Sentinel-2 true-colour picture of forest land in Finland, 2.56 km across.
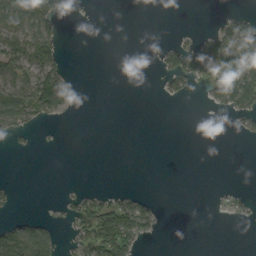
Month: September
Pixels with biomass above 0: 27%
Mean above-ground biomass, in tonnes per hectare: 23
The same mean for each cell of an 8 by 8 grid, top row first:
104 95 4 0 0 0 1 28
62 61 0 0 0 34 58 94
48 69 4 0 0 34 43 140
70 34 2 0 0 0 4 44
5 1 0 0 0 0 0 1
0 0 0 0 0 0 0 0
5 2 42 55 30 0 0 11
77 45 30 95 24 0 0 0
